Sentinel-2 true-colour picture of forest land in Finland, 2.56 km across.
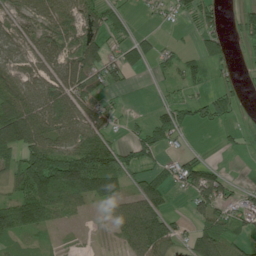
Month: June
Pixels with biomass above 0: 63%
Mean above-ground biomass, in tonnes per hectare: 57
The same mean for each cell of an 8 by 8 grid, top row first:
51 65 82 46 7 22 43 33
61 69 94 36 31 20 62 13
62 69 81 32 2 30 27 25
110 86 75 36 7 77 65 22
99 88 92 63 84 21 1 15
70 152 160 130 58 59 87 3
112 96 40 40 107 12 73 47
38 14 3 13 115 48 103 42
